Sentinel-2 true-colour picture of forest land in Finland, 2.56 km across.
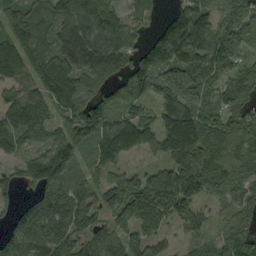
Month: September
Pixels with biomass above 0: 88%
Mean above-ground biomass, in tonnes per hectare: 109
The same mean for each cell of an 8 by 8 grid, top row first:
104 113 138 107 62 97 86 97
86 78 138 114 85 153 117 109
89 98 93 92 155 183 90 79
113 95 131 130 66 144 94 81
52 117 129 144 84 184 176 126
60 179 81 73 76 187 203 119
53 120 117 104 155 141 42 84
114 127 87 92 116 27 64 103
